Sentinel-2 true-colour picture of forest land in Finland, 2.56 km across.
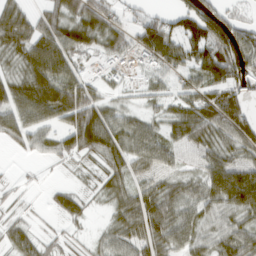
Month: March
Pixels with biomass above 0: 78%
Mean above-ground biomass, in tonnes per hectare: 54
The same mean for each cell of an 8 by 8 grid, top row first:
64 51 67 48 40 49 80 30
63 92 65 52 73 71 93 92
56 93 51 20 20 37 78 75
71 80 108 50 33 33 53 78
27 40 77 77 72 32 47 61
6 3 13 48 32 35 64 73
16 16 35 36 98 61 52 80
43 26 15 44 67 59 48 72
